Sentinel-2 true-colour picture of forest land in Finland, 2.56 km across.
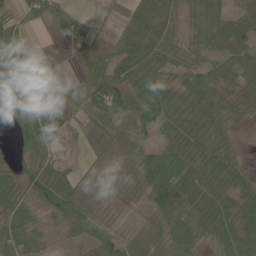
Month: June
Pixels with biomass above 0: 85%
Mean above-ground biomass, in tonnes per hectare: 50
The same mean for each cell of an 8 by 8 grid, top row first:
37 52 28 16 61 30 65 44
71 5 25 45 78 40 44 51
90 24 30 84 53 33 64 52
77 87 49 81 61 43 73 33
31 63 22 40 38 41 48 15
41 73 45 26 62 67 48 32
62 55 64 30 50 104 69 47
76 29 30 49 49 76 38 71
